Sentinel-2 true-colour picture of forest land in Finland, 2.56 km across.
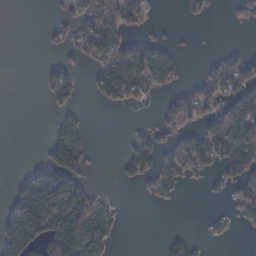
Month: February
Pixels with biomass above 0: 40%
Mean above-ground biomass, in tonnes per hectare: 44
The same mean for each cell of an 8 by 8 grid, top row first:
0 4 69 89 52 3 24 20
0 11 54 106 57 16 0 16
0 27 21 139 99 34 64 95
0 10 21 8 3 87 73 123
0 32 55 0 51 44 112 113
14 74 50 2 49 57 25 65
82 111 99 24 1 3 3 29
89 126 128 33 0 17 10 1
